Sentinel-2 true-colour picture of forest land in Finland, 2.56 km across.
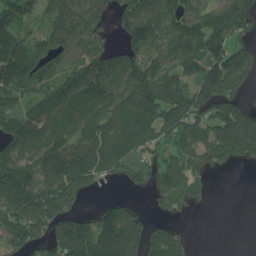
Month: July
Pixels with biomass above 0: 76%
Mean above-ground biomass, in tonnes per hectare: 127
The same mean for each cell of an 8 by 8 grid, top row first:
133 90 127 62 126 139 145 177
170 114 102 74 132 131 178 84
185 113 209 182 228 123 169 106
100 164 158 138 217 172 152 158
147 142 154 155 108 117 174 187
226 148 193 55 57 115 48 1
152 200 74 81 22 59 9 0
135 100 193 258 163 87 0 0
